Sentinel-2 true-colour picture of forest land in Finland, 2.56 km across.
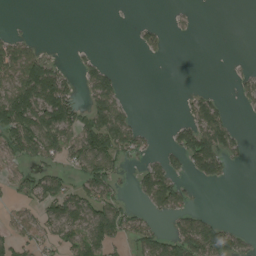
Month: August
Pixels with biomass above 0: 41%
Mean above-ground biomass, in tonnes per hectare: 48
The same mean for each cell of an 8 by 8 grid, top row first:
1 0 0 0 1 9 0 0
65 10 6 0 32 0 0 0
95 142 40 58 0 0 0 25
155 147 65 111 1 3 84 8
106 104 93 112 34 52 121 31
38 60 56 67 62 57 56 0
24 69 98 88 29 66 9 0
47 41 88 80 71 85 120 35
